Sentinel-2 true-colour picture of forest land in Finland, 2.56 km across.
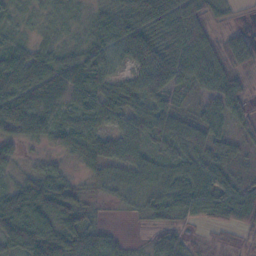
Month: November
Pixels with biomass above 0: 91%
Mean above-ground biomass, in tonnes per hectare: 48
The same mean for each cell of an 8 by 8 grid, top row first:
17 17 15 43 70 110 61 10
33 26 29 32 68 103 66 55
68 53 57 30 45 61 52 37
72 47 54 52 56 37 39 34
38 27 50 62 47 48 52 31
27 50 15 44 56 48 60 24
90 87 53 7 30 47 58 86
84 92 70 33 13 35 21 19
